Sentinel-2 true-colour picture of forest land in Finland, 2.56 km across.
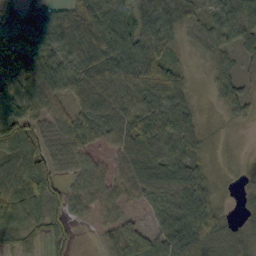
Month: October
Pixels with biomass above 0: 83%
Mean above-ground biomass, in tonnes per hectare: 60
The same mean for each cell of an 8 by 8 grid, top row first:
64 52 66 88 50 55 47 80
88 69 63 97 62 23 48 47
99 92 78 86 69 38 20 36
97 78 60 67 64 81 3 35
100 59 68 49 84 83 12 1
103 97 51 48 88 78 33 4
90 96 32 42 24 66 60 14
43 56 7 69 80 91 83 45
